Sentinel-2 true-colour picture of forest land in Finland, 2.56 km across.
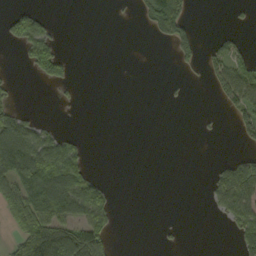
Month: September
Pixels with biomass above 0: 28%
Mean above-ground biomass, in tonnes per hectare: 35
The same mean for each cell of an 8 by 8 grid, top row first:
61 19 0 1 28 114 0 6
16 81 0 0 0 45 16 23
8 57 8 0 0 4 17 94
39 0 2 0 0 0 2 45
139 80 29 0 0 0 0 12
98 155 98 2 0 0 11 121
66 126 99 38 0 0 9 80
36 124 111 38 0 5 0 42
